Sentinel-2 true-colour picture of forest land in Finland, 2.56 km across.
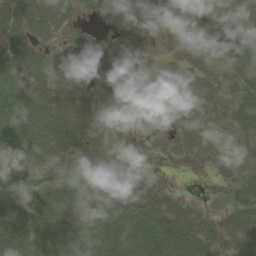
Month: August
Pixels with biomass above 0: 72%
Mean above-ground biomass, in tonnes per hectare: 27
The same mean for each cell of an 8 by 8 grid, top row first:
42 39 15 5 8 28 41 44
40 18 11 14 4 27 40 46
41 42 15 9 13 25 30 26
45 48 39 18 3 9 30 31
36 50 36 29 1 15 27 25
21 23 35 32 12 0 1 22
28 38 28 38 34 21 6 28
43 32 33 40 37 32 24 21
